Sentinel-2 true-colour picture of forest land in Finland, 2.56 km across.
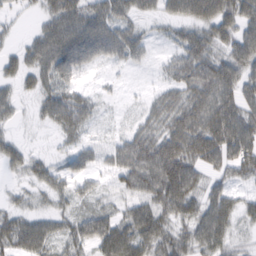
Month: February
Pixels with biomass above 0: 77%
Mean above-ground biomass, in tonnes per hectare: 50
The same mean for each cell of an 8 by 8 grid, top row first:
14 46 68 64 29 38 66 68
22 75 74 62 28 34 61 66
36 47 22 7 2 48 84 65
23 45 61 5 26 65 84 72
27 4 27 27 71 88 95 98
14 42 35 37 101 113 36 42
26 23 22 28 72 73 59 44
72 60 59 94 77 54 75 19
